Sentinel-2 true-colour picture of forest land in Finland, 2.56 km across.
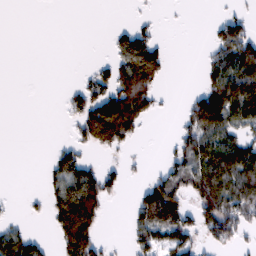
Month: February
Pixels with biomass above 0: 41%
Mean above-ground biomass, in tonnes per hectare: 51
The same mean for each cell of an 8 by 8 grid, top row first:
0 0 0 0 8 1 2 32
0 0 0 33 114 1 25 105
0 0 17 80 119 1 46 105
0 0 67 176 79 8 156 102
0 2 43 89 7 35 89 74
0 32 115 37 13 79 111 111
3 50 219 7 113 133 93 105
66 16 168 7 60 72 38 29
